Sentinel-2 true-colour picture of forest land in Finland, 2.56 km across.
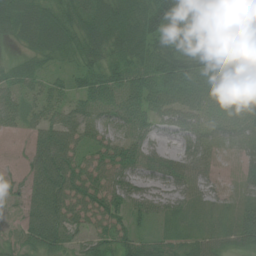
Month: July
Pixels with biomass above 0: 91%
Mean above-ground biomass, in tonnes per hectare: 55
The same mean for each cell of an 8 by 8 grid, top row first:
67 63 65 98 79 77 85 78
20 70 67 71 70 54 82 90
40 36 50 72 70 106 77 71
48 62 70 55 68 69 49 48
6 82 46 46 44 23 37 29
19 102 62 59 42 56 29 25
23 95 64 62 37 40 34 39
26 77 28 55 30 28 32 44
